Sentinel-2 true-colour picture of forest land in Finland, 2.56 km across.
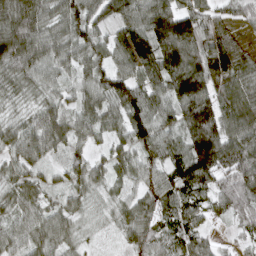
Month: April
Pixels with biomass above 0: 95%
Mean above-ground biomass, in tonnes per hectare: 82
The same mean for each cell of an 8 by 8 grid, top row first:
112 74 97 69 108 146 84 51
125 89 81 75 118 183 137 65
59 49 51 92 92 158 147 84
35 74 72 76 114 82 149 97
62 81 53 48 70 68 195 117
57 32 58 56 59 94 129 123
56 51 43 39 62 82 58 82
66 86 40 12 73 71 43 28
